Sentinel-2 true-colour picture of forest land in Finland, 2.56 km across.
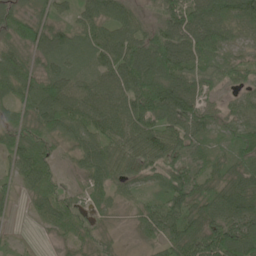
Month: June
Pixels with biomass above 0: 94%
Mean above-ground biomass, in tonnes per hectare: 70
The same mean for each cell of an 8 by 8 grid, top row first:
71 55 51 69 39 97 120 93
72 88 69 82 102 118 100 38
93 78 57 72 111 111 78 50
57 108 90 83 114 118 51 54
77 66 59 85 96 85 45 57
57 70 27 71 55 85 60 66
16 65 29 34 49 77 66 102
10 9 37 23 28 75 94 114
